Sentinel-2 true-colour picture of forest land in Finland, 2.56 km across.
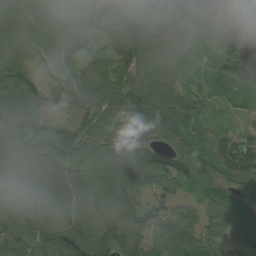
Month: August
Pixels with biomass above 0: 93%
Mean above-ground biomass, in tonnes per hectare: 89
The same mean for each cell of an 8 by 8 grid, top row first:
101 121 88 75 105 41 95 28
93 98 78 81 129 105 55 63
108 60 111 125 133 87 56 110
123 53 86 112 136 94 32 30
103 95 98 112 80 72 56 58
104 105 78 102 88 95 72 83
129 121 86 87 75 58 58 98
79 123 130 98 78 94 76 115
